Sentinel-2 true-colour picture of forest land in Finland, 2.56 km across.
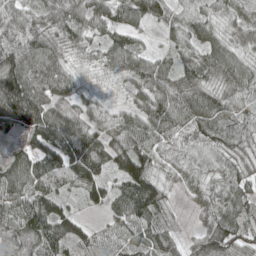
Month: May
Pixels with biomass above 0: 94%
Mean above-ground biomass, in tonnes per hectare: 77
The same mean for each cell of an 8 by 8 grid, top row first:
65 65 82 80 85 46 55 58
92 83 44 76 37 49 70 54
88 95 41 26 78 72 66 85
148 104 70 50 83 106 102 84
74 117 123 95 91 60 79 71
91 105 107 61 117 50 57 69
97 103 34 64 113 13 58 69
94 120 71 46 87 52 99 78
